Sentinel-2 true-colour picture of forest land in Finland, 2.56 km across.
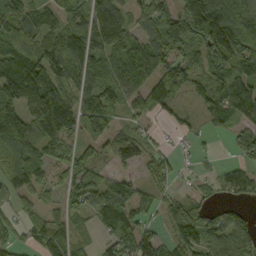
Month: September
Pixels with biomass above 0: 78%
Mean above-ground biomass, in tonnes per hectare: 79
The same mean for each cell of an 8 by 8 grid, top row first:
94 79 91 100 60 94 101 116
100 120 154 115 104 103 122 127
156 127 96 111 92 108 88 108
98 190 120 99 68 45 78 103
96 95 62 61 42 19 10 58
41 39 82 57 39 36 22 65
30 30 49 109 57 51 41 31
32 75 35 65 75 43 65 77
